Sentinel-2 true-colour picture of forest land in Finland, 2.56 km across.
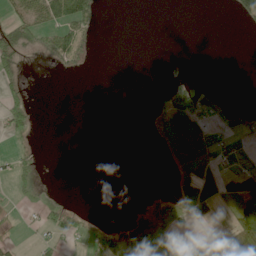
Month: June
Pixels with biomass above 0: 25%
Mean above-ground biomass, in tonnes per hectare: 19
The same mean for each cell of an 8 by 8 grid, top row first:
22 50 67 0 0 0 0 36
52 32 36 0 0 0 0 0
25 0 0 0 0 14 3 0
41 0 0 0 1 95 41 17
5 0 0 0 1 65 32 4
28 1 0 0 0 33 67 49
5 17 7 0 2 40 50 44
8 15 14 34 27 21 21 65
